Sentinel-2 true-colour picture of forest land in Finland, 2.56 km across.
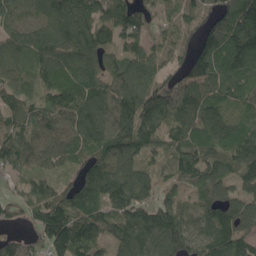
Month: May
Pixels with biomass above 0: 93%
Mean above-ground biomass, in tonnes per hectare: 121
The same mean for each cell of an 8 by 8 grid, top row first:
68 113 146 155 101 87 113 179
107 149 172 100 100 84 138 187
103 93 142 116 129 94 147 132
116 126 147 137 178 140 117 67
128 110 117 151 109 113 118 135
68 83 93 169 89 82 147 106
51 146 138 113 115 114 109 124
75 132 162 105 131 119 129 153
